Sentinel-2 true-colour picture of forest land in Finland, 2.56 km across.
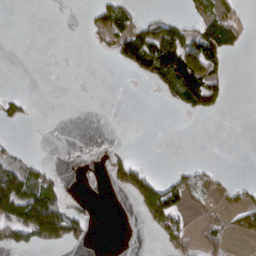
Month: March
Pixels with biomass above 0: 26%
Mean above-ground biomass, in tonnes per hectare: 32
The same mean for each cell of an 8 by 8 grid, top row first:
0 0 3 83 22 25 53 24
0 0 0 35 113 115 104 16
0 0 0 0 28 124 99 0
30 0 0 0 0 9 48 0
13 0 0 4 0 0 0 0
110 35 3 42 57 32 33 2
133 156 30 0 49 81 23 42
59 77 41 0 0 49 37 8
